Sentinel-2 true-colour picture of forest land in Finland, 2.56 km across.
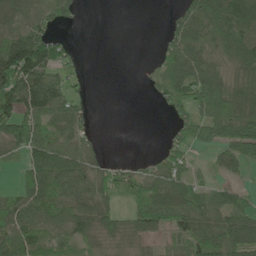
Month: June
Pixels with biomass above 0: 68%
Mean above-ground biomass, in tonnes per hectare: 57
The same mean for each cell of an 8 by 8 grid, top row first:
68 60 20 0 0 35 91 110
152 108 12 0 0 68 55 96
161 99 19 0 15 91 93 63
111 93 44 0 0 40 84 99
88 86 49 0 0 41 45 94
21 101 76 42 45 67 14 28
73 71 70 44 76 79 61 64
92 41 46 34 48 29 73 72
